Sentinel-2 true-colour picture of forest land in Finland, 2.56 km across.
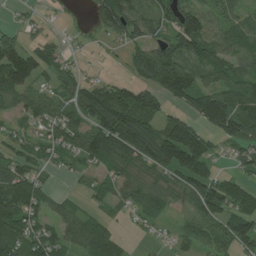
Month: July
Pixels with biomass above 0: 77%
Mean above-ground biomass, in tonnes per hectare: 70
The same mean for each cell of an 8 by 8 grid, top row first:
8 11 4 136 113 94 82 41
69 43 9 13 86 97 86 66
101 31 56 35 74 141 53 75
53 57 84 158 136 43 140 109
44 53 67 137 124 164 54 75
90 28 23 57 59 74 77 35
122 50 31 30 63 44 116 54
89 71 71 66 10 38 76 108
